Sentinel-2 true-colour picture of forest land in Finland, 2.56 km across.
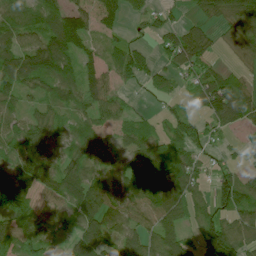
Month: July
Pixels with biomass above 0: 79%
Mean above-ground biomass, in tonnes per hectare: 74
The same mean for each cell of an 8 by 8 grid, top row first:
79 91 72 59 39 15 56 98
92 125 84 31 27 120 56 49
92 81 95 45 36 35 74 38
54 56 61 64 17 30 72 92
90 91 90 50 92 70 30 19
105 95 125 75 136 117 39 52
119 75 124 88 96 98 60 80
89 35 110 83 86 87 97 93
